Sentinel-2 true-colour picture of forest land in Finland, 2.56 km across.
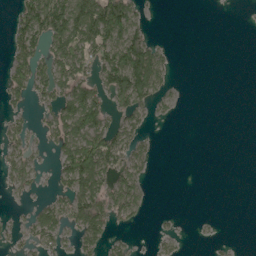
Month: May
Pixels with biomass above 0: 40%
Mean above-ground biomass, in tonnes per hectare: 45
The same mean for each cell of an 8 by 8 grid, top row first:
50 151 138 134 20 0 0 0
65 65 104 96 98 4 0 0
59 62 77 101 145 9 0 0
24 40 140 55 42 10 0 0
48 39 151 116 30 0 0 0
52 12 138 71 29 0 0 0
5 51 104 80 25 1 0 0
23 84 77 41 4 25 7 1
